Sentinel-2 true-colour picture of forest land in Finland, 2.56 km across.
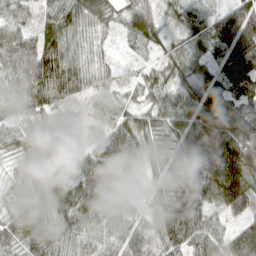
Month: April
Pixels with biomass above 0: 92%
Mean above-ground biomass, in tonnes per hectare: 73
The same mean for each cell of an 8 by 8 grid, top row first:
42 59 76 43 66 44 46 101
90 93 42 14 32 43 58 132
84 116 74 33 44 60 68 138
57 61 17 43 57 82 109 95
52 79 31 91 68 71 150 118
34 78 94 74 28 69 140 137
48 72 95 52 36 114 83 91
59 63 69 65 87 104 88 98
